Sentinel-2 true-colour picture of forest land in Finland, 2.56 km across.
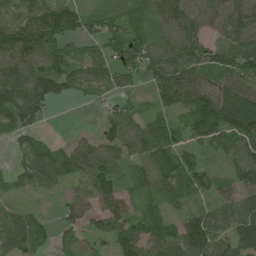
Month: July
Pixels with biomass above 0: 81%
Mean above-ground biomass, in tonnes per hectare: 84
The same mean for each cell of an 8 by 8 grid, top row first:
71 122 67 51 47 141 110 95
179 124 38 63 83 102 71 92
137 128 68 67 41 154 75 97
135 44 1 40 30 75 198 200
32 34 44 81 111 82 75 91
37 86 81 92 89 120 51 94
39 5 81 97 46 33 48 108
95 44 39 81 123 109 141 107
